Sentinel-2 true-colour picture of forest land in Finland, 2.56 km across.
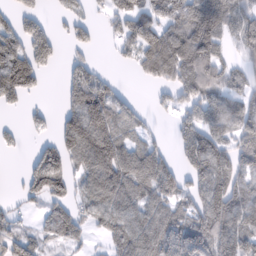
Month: February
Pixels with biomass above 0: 67%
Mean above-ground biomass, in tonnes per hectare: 74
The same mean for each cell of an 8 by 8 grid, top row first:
53 22 36 46 87 85 125 70
93 85 32 13 114 154 134 44
135 11 89 26 32 87 96 44
13 20 124 103 21 43 88 91
18 40 115 128 51 40 101 71
6 132 60 125 110 73 107 79
20 48 44 104 92 71 110 119
73 40 35 61 112 109 131 99
